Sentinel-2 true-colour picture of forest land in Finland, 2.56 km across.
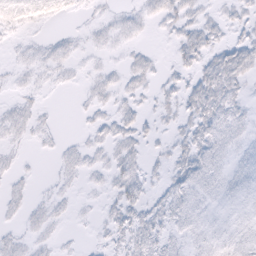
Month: February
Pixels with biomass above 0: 60%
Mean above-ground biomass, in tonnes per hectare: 7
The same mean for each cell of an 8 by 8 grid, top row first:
10 11 3 5 7 11 5 6
3 6 4 5 3 9 12 13
4 5 3 5 7 6 14 10
8 2 2 7 5 8 14 7
5 3 4 9 6 8 12 6
5 1 5 9 9 11 9 6
5 7 2 8 11 10 5 5
6 5 1 7 13 6 8 10
